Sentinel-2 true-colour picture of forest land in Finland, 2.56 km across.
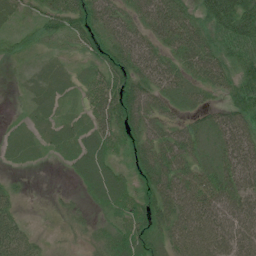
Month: July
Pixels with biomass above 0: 90%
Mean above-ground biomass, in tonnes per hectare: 52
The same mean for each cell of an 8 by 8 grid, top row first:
23 50 73 60 57 75 60 96
20 18 35 79 58 68 65 68
9 27 29 85 70 61 60 64
6 22 25 98 83 32 40 60
34 23 49 57 73 69 67 69
12 2 43 64 68 81 73 70
27 9 15 51 70 77 78 67
62 12 13 60 77 67 77 65
